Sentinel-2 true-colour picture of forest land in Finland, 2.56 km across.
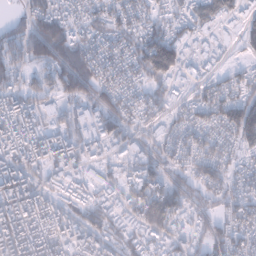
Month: January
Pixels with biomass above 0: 83%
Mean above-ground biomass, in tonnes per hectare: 87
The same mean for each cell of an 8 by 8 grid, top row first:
27 133 67 85 70 55 81 62
93 126 88 82 104 101 58 31
58 73 122 75 65 73 55 64
126 86 48 96 65 53 98 135
123 130 97 76 76 86 92 88
160 74 81 67 119 66 90 62
160 113 74 70 123 104 58 83
145 130 120 74 77 67 67 76
